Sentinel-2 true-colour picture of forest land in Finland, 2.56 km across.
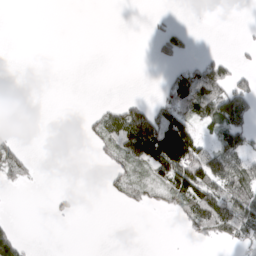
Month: March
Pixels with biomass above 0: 31%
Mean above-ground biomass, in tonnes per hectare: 33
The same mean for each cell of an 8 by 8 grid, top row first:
0 0 11 8 3 7 0 7
0 10 16 36 0 59 3 21
1 0 0 0 0 63 107 47
11 0 4 39 104 93 75 111
32 0 3 56 137 180 39 61
41 0 0 29 23 109 91 55
0 10 8 2 21 31 105 81
60 0 0 0 0 1 26 49
